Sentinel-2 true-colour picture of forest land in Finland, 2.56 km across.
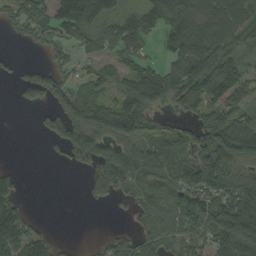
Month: September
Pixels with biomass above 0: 68%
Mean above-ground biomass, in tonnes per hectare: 82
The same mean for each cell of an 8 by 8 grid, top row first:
92 91 139 72 68 147 111 106
10 40 48 60 34 94 118 55
44 113 50 55 107 92 138 87
5 58 145 131 102 47 99 99
0 35 164 131 74 83 117 142
32 0 17 177 82 94 138 96
85 0 4 23 61 107 147 151
135 55 4 58 65 62 77 184
